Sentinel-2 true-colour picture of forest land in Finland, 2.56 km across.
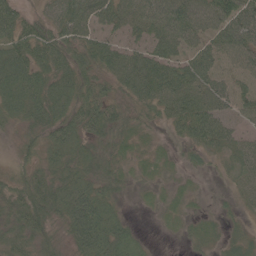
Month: June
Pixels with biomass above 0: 89%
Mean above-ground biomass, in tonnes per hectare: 49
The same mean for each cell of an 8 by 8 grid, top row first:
52 44 67 60 65 65 53 67
70 72 61 54 48 48 40 57
82 67 69 53 87 83 57 27
56 75 68 54 42 55 68 29
27 60 67 44 21 14 50 34
34 54 71 45 17 10 10 33
49 70 100 52 6 15 7 22
47 38 77 94 21 5 21 30
